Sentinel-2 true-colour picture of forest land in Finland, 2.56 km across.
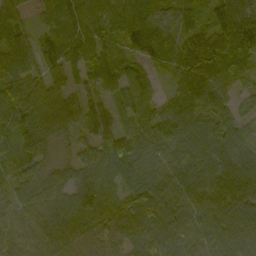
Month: September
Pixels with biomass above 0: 94%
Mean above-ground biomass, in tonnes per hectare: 74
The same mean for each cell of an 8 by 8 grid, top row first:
66 67 106 88 125 60 49 81
90 84 101 62 102 71 105 126
91 85 38 63 50 60 91 44
102 115 63 51 57 77 68 44
69 44 51 100 68 85 95 65
48 58 66 63 67 91 81 91
52 57 79 47 78 79 78 78
55 62 56 47 70 86 68 108
